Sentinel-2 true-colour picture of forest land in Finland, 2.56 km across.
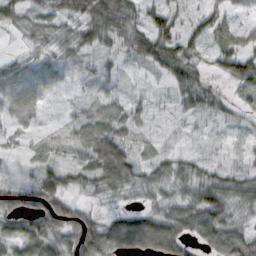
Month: October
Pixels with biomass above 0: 79%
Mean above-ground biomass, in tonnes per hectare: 43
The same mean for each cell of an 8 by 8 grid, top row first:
44 48 59 94 49 42 56 23
7 29 38 33 69 71 39 69
58 49 11 24 8 49 25 69
66 14 27 48 19 14 39 20
15 20 53 80 11 8 9 11
8 65 34 66 25 43 35 36
78 85 39 9 16 45 86 37
60 81 95 55 49 51 54 59
